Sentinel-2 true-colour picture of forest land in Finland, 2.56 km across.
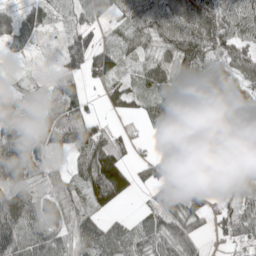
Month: May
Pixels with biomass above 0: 84%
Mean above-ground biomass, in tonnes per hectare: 71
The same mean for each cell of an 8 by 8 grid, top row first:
42 32 34 38 100 123 134 78
25 10 98 52 51 107 95 60
14 18 47 57 56 98 89 57
71 63 60 27 60 140 69 54
109 76 86 81 11 89 88 120
83 43 61 150 36 98 112 55
99 74 68 44 24 95 45 55
112 99 96 106 75 98 23 44
